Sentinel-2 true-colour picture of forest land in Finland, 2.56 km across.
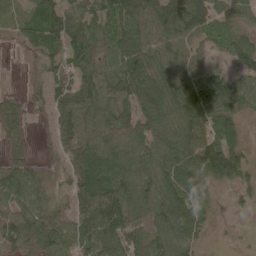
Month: May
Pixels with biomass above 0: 87%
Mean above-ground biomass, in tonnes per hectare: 79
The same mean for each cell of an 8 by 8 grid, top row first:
22 99 74 87 92 94 82 51
22 71 95 74 83 73 35 80
7 59 94 94 107 99 81 78
68 51 109 112 94 108 127 68
44 15 114 94 87 102 112 58
109 30 105 103 80 103 110 76
98 99 90 125 71 94 47 22
83 106 108 106 65 82 15 6
